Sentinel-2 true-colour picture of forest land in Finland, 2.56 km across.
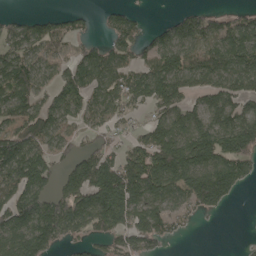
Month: May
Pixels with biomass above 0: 69%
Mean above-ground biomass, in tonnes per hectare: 95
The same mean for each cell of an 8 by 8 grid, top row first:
22 46 35 59 20 44 82 53
82 80 48 83 67 126 104 144
151 50 94 95 122 137 112 122
104 98 75 62 29 108 118 112
147 85 44 48 86 161 160 145
150 104 155 175 177 152 154 100
156 139 168 202 119 56 75 2
122 116 47 66 83 23 0 2
